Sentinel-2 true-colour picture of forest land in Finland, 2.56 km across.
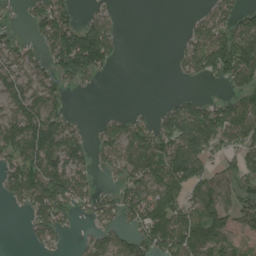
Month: August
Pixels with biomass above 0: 61%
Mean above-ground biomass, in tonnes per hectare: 76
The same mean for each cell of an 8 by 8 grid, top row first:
12 103 37 25 0 0 61 67
64 86 178 73 0 17 135 160
74 69 68 4 0 13 34 91
88 107 5 13 13 102 107 118
116 135 78 96 115 129 109 91
102 136 78 33 115 114 79 77
16 119 42 75 131 122 105 102
0 43 16 71 106 138 109 110
